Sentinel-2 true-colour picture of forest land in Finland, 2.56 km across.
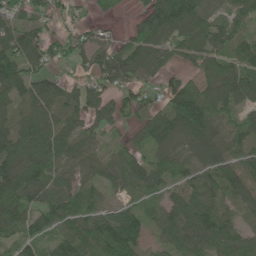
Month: June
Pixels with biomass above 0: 85%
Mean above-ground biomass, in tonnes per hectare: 77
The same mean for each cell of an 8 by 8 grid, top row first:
52 48 18 14 68 157 58 53
92 69 54 53 96 70 84 60
84 81 46 69 53 54 85 94
57 74 75 81 51 106 120 63
114 123 68 35 50 56 100 64
137 100 68 63 91 70 63 93
109 82 92 57 46 100 96 51
74 67 110 151 55 97 105 89
